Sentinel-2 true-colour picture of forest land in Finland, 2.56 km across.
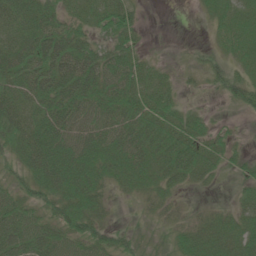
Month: June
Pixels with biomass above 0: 79%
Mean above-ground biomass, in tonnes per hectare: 36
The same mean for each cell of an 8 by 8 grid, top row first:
45 37 25 47 9 0 17 41
50 60 47 33 15 1 11 41
47 54 68 52 44 13 20 38
53 48 57 52 53 40 10 12
48 60 61 54 58 60 41 10
26 57 56 36 45 39 22 16
42 32 48 11 8 14 10 21
52 49 42 36 12 20 40 35
